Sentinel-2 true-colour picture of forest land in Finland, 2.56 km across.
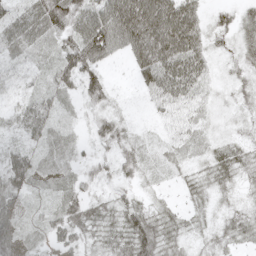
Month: May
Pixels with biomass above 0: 92%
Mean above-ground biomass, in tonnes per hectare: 41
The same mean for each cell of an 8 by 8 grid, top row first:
42 77 64 89 113 106 29 32
38 26 80 74 104 105 40 27
25 27 65 16 48 86 34 21
35 42 19 30 10 46 22 17
23 36 19 41 15 29 24 27
69 35 30 28 20 14 33 30
48 27 51 39 38 20 17 21
52 32 39 40 72 32 19 30
